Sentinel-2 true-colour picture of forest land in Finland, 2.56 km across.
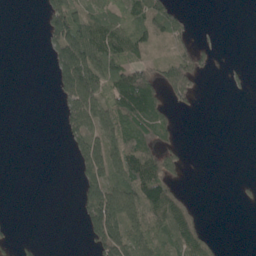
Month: May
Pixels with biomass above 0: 41%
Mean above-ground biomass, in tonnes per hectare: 46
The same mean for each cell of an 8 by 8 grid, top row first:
0 70 83 74 97 72 0 0
0 36 142 121 58 32 21 0
0 10 168 97 101 81 4 7
0 0 94 87 132 19 0 0
0 0 67 95 97 25 0 0
0 0 33 90 146 39 0 4
0 0 42 137 105 81 1 4
15 1 7 130 88 102 35 0
